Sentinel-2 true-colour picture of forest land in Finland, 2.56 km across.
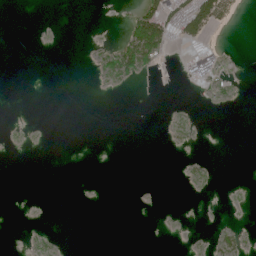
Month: June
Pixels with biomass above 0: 11%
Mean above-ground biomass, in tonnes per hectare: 5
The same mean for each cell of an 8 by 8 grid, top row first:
0 0 0 0 51 37 61 6
0 0 0 8 73 7 8 0
0 0 0 9 8 1 10 2
0 0 0 0 0 0 1 0
0 0 0 0 0 0 0 0
0 0 0 0 0 0 1 0
0 0 0 0 0 0 0 0
0 3 0 0 0 0 2 6
